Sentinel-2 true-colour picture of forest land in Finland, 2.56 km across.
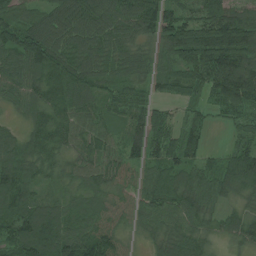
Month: July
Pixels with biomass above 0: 93%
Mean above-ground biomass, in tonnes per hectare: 77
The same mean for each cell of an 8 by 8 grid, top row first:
69 74 102 88 106 80 88 93
105 130 85 80 51 123 161 163
77 94 98 54 64 79 102 170
27 86 72 44 69 23 34 58
59 95 58 54 92 82 33 50
109 52 50 55 56 83 66 114
89 74 54 41 65 75 58 45
87 97 100 58 29 78 49 62
